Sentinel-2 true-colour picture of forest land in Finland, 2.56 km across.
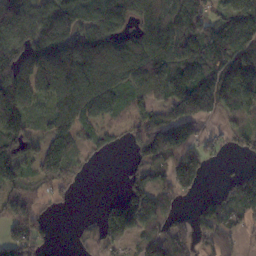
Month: November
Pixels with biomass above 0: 75%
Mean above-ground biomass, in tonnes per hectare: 99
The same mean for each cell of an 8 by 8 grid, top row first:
131 113 96 103 84 134 102 123
144 161 154 126 130 118 131 119
171 167 169 128 102 71 150 146
151 65 116 57 109 146 123 110
111 97 61 48 128 192 50 53
121 128 49 0 59 149 34 93
126 28 2 79 121 39 57 98
99 33 15 73 77 87 75 32
